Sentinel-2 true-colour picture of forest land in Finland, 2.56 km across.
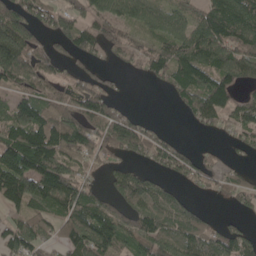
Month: May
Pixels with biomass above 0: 72%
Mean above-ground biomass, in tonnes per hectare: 79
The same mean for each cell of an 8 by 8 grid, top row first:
138 69 60 93 85 76 115 139
160 49 77 45 48 93 141 105
95 61 53 28 24 86 105 79
91 90 85 69 11 17 105 72
130 135 96 83 80 42 9 33
172 161 57 37 50 52 51 40
63 87 110 59 77 85 14 29
94 57 125 117 69 105 85 92
